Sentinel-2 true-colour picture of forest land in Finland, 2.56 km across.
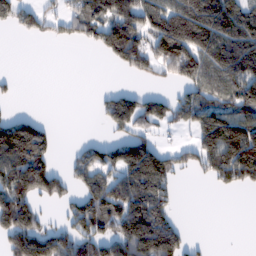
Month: February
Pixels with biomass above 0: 55%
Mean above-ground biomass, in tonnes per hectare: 98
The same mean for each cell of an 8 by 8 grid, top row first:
86 64 117 132 128 164 165 123
0 2 16 155 128 219 156 160
15 0 0 0 37 85 114 164
21 1 0 113 121 100 118 108
187 81 33 80 112 32 150 204
177 160 77 90 183 76 66 134
212 28 106 121 187 40 0 0
164 159 119 144 209 115 9 0
